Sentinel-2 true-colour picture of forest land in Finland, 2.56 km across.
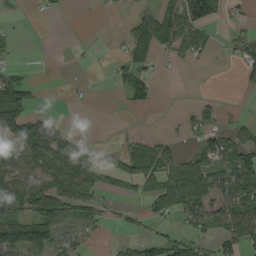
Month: September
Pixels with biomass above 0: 44%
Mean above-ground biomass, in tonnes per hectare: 36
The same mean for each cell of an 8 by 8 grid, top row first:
1 6 0 2 30 53 87 9
11 0 2 4 41 35 24 34
47 0 1 13 46 0 0 12
91 14 0 0 9 2 17 4
73 85 20 5 36 16 57 68
62 44 69 32 54 87 71 88
61 91 46 13 19 69 65 73
90 72 24 6 35 48 32 66
